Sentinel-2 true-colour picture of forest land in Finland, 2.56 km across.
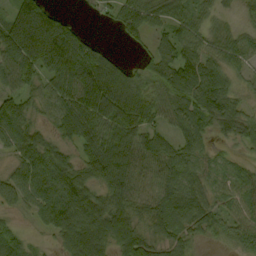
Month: September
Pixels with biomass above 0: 85%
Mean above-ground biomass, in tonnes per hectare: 72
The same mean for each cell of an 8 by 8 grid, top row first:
104 115 11 32 81 59 41 27
135 182 102 12 25 56 53 55
85 66 126 134 57 46 27 34
92 48 118 115 97 56 57 44
81 72 68 109 95 49 32 31
66 110 88 119 80 88 61 49
38 91 126 65 70 109 68 63
56 19 120 76 61 57 24 61
